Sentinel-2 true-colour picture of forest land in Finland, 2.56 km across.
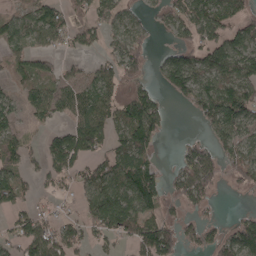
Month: April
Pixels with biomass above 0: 63%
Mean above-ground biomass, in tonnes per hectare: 67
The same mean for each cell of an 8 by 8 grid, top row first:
54 86 48 82 25 57 97 65
52 47 44 54 53 63 104 100
35 59 65 66 43 107 80 105
50 60 77 81 140 5 86 116
55 58 104 58 84 11 45 94
59 58 54 84 94 51 70 61
59 30 38 140 90 31 27 10
62 95 59 38 107 82 54 123
